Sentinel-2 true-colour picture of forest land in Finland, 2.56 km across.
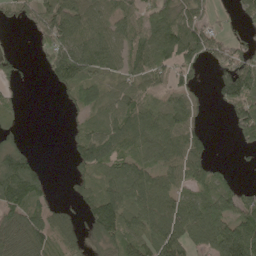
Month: May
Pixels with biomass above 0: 71%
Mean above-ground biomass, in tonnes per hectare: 65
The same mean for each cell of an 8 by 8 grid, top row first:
34 110 99 56 72 86 37 34
3 53 82 84 98 116 77 45
22 24 79 38 54 48 14 164
23 0 34 63 70 70 12 68
38 0 61 86 75 82 37 35
150 26 42 64 70 58 71 12
86 55 40 131 81 77 95 79
97 61 50 76 77 94 76 176
